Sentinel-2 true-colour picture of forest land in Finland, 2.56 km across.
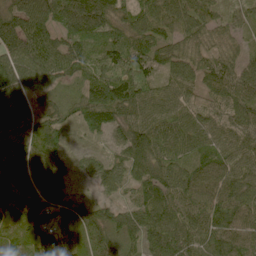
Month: June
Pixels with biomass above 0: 96%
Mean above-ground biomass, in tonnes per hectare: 76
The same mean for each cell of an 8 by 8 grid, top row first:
89 104 129 83 80 89 71 28
79 83 94 110 95 63 53 29
80 57 65 164 121 66 71 116
87 65 78 86 75 59 57 107
86 68 10 32 104 53 54 83
76 66 25 51 73 75 75 72
64 119 83 46 75 73 91 94
44 99 71 72 57 90 71 73
